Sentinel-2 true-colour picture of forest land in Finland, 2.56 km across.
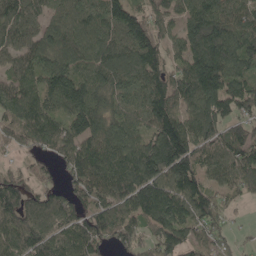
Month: May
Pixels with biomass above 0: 89%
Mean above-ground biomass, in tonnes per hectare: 127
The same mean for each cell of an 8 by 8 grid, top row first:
116 81 114 148 111 100 175 117
96 130 115 127 171 81 203 141
98 161 168 138 142 139 219 122
128 137 180 112 134 149 158 117
59 112 133 131 123 184 128 133
67 40 138 146 160 182 93 138
140 132 93 136 159 154 143 26
128 130 143 97 84 139 109 29
